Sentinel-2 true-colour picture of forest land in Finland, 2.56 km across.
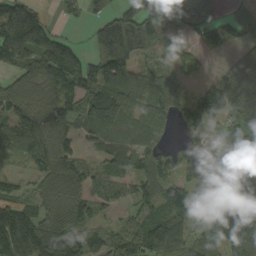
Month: September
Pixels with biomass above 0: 84%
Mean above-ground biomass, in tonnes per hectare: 96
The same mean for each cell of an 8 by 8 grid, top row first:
185 42 38 87 104 94 80 62
178 161 46 171 71 34 54 67
81 127 143 126 80 47 32 141
92 113 104 90 89 91 143 165
110 122 55 83 94 52 86 90
41 80 85 71 118 75 134 116
93 75 85 38 66 118 108 126
151 138 82 77 105 111 70 131
